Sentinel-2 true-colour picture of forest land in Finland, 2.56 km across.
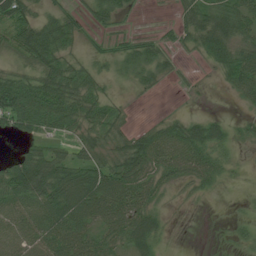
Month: July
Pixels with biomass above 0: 73%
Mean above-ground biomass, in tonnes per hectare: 42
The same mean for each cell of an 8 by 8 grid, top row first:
69 29 21 34 1 18 69 67
44 84 18 19 36 16 55 50
51 71 54 19 25 8 3 65
83 80 63 37 0 6 7 9
13 35 49 40 60 73 67 21
85 93 66 71 63 42 45 6
50 63 83 74 56 4 2 8
48 57 58 43 66 4 3 22
